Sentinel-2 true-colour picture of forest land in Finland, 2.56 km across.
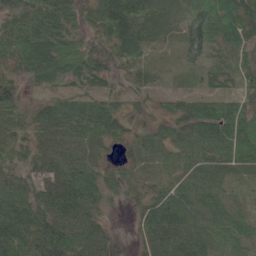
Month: June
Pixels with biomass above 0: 90%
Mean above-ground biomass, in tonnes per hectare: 48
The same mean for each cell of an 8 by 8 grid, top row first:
44 65 42 87 56 34 75 76
71 80 62 55 40 19 49 37
36 33 39 24 20 10 20 34
36 39 55 47 11 31 48 57
31 49 57 34 39 48 63 81
41 58 83 34 23 40 60 39
66 74 79 13 47 63 27 17
82 89 81 32 44 63 31 40
